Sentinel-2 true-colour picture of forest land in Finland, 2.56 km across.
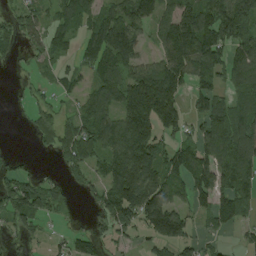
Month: August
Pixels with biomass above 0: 69%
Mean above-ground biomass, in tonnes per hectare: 92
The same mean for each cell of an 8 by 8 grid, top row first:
52 47 97 102 116 121 129 191
38 68 68 138 36 185 185 127
7 17 41 89 162 130 83 96
7 52 60 90 266 126 109 80
2 41 102 119 197 78 104 153
57 23 50 110 164 101 126 127
117 85 16 142 200 97 77 85
33 26 75 53 41 119 25 23
